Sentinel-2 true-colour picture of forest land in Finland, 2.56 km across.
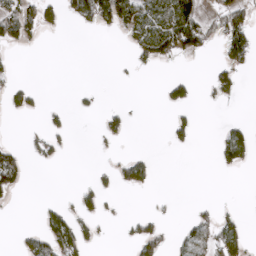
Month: April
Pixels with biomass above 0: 23%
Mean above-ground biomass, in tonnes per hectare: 29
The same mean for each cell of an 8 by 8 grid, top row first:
89 39 62 92 84 128 38 74
19 0 0 0 68 82 31 87
14 0 0 2 1 34 19 26
21 16 9 21 1 20 1 0
18 28 0 9 0 18 0 85
65 0 1 23 49 0 0 4
3 25 33 4 1 2 14 9
13 81 65 2 64 21 69 51
